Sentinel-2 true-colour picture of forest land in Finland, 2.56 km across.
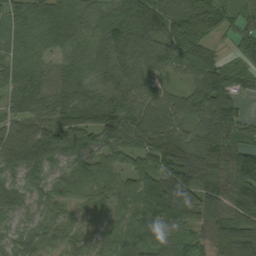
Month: September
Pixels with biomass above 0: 96%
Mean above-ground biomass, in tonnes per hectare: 92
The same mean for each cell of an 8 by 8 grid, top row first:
60 90 75 110 144 117 128 65
56 59 50 103 119 119 77 109
67 73 73 75 69 36 90 76
51 76 124 116 99 80 130 72
122 138 98 86 103 151 145 101
62 88 51 64 100 185 162 175
60 34 30 45 96 186 135 121
33 42 42 45 64 50 82 186
